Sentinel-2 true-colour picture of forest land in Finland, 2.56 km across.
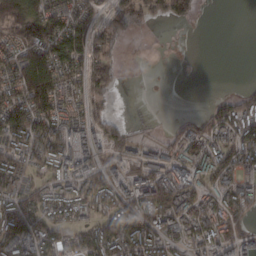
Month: February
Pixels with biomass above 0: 70%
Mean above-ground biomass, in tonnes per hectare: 80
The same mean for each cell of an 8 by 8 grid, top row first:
76 131 95 65 61 89 2 0
88 154 98 62 6 4 0 0
123 155 90 81 2 1 0 2
157 116 60 33 0 5 49 130
93 136 92 90 46 83 126 132
117 55 94 83 111 120 108 93
98 79 52 101 113 149 97 94
119 107 82 147 115 70 102 84
